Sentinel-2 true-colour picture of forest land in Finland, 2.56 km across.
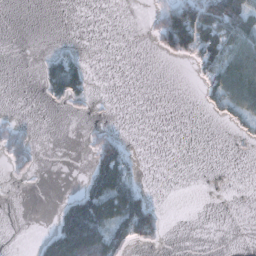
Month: November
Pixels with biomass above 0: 26%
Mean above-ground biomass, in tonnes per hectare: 27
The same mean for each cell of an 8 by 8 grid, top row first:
0 0 0 0 4 101 119 102
0 4 5 0 0 76 85 87
0 54 56 0 0 0 49 117
2 1 3 1 0 0 12 60
33 0 2 56 0 0 0 4
8 0 7 109 6 0 0 0
0 0 104 91 84 0 0 0
0 39 129 64 35 0 0 0
